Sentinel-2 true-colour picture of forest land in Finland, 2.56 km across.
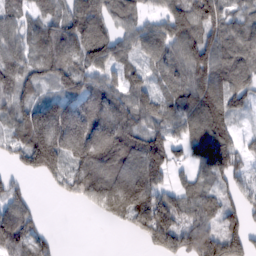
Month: February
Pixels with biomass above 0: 82%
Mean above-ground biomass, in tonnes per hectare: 96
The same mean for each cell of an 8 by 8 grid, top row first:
66 72 120 86 50 107 153 66
96 113 115 110 87 105 128 103
130 72 98 75 64 92 143 95
87 134 123 97 106 106 177 52
73 217 172 168 137 69 153 56
43 83 128 128 134 40 79 59
101 2 17 101 141 113 81 69
108 41 0 0 58 112 138 111
